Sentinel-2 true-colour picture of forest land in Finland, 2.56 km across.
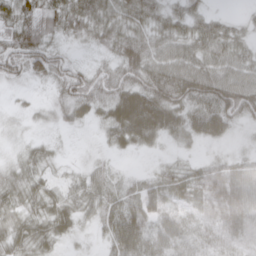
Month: March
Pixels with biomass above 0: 86%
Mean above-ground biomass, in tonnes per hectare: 42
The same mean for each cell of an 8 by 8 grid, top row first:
50 59 62 49 43 34 25 8
60 53 9 38 64 47 53 31
35 41 58 49 63 85 79 54
12 23 41 51 92 55 75 74
17 18 3 28 36 19 27 6
32 23 20 20 13 40 57 51
36 42 38 42 66 34 52 69
43 39 12 43 61 46 35 41
